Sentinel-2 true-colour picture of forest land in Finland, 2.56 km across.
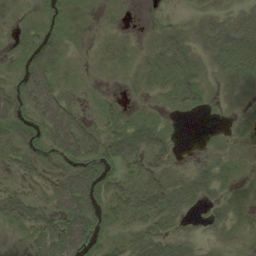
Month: August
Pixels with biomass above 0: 70%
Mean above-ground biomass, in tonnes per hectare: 26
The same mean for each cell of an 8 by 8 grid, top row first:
14 14 7 3 0 1 23 26
19 36 3 21 15 45 38 57
22 50 11 3 21 48 14 26
39 50 25 19 12 10 6 9
32 26 55 46 46 12 5 14
19 29 41 26 43 27 29 16
47 35 60 31 53 39 10 29
6 54 48 17 39 29 13 13
